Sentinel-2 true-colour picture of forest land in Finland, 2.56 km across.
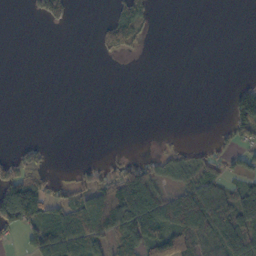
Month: October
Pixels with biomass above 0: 36%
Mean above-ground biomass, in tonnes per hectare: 37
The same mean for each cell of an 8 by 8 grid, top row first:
0 66 0 50 68 0 0 0
0 0 0 50 15 0 0 0
0 0 0 0 0 0 0 11
0 0 0 0 0 0 0 128
14 12 0 1 0 15 13 40
115 35 31 62 103 54 55 47
179 65 72 114 132 104 106 106
11 96 82 55 71 49 56 104
